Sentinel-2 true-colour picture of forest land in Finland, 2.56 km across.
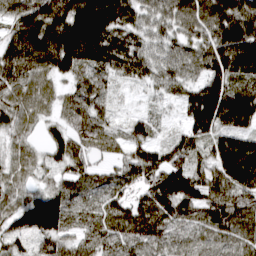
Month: March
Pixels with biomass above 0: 95%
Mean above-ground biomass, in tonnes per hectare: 92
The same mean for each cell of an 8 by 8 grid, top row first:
105 149 187 151 76 120 136 154
131 163 180 127 77 85 111 179
87 59 62 55 60 86 104 95
76 39 83 38 28 25 197 168
45 52 64 53 68 72 80 127
50 33 65 50 75 151 82 147
74 146 54 73 94 115 100 108
63 62 59 73 83 61 67 77
